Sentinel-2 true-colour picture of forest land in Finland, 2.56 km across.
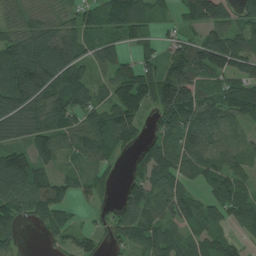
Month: July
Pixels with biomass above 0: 82%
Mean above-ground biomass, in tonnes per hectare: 91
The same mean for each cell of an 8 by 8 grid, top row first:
53 31 69 114 85 37 127 78
109 137 91 70 52 71 166 121
180 153 106 92 133 170 96 95
131 102 94 115 72 146 106 93
82 104 96 96 60 99 105 76
142 76 55 25 74 108 87 78
92 116 23 42 123 104 72 93
38 27 64 51 116 89 81 42
